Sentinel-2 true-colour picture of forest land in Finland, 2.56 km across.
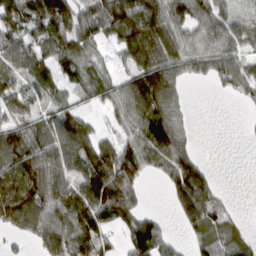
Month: March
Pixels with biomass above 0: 76%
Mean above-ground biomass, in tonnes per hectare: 82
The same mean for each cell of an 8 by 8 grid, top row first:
94 113 97 117 132 94 92 65
83 75 89 34 134 73 78 73
74 71 69 55 139 95 52 68
64 57 47 44 111 61 0 7
128 101 119 74 106 102 0 3
153 109 97 150 61 126 77 0
155 101 144 119 32 93 162 8
32 93 133 39 116 31 76 64
